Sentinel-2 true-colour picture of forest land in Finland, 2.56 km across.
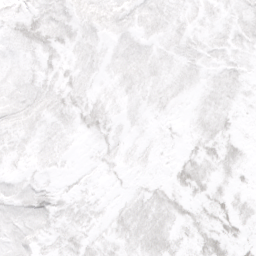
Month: April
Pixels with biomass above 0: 76%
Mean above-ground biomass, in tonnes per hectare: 8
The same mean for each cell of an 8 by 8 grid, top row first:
7 10 9 10 8 7 6 8
7 10 8 6 7 7 8 7
7 7 7 6 9 7 6 7
10 9 11 7 5 3 9 5
6 7 2 6 4 3 11 7
5 4 3 3 3 10 11 6
11 13 8 5 12 11 10 8
10 7 9 7 14 9 15 7
